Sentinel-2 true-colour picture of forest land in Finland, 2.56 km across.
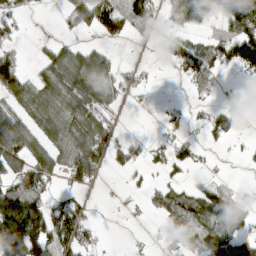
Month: March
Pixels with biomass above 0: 52%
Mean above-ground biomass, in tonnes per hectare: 55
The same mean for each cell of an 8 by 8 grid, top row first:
27 1 64 96 69 64 63 132
30 37 58 27 1 41 53 119
102 74 86 52 18 14 57 13
56 80 83 32 3 16 26 14
114 66 110 73 27 52 17 11
69 66 90 13 21 25 19 4
174 91 54 4 17 91 105 29
178 128 82 1 7 40 83 71
